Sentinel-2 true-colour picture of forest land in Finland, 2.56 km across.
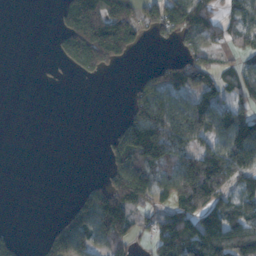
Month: November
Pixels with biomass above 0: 53%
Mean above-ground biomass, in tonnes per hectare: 83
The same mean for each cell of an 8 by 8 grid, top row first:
0 1 188 176 75 156 111 85
0 3 176 173 18 25 89 56
0 4 14 2 52 115 77 89
0 0 0 0 139 175 165 111
0 0 0 62 262 172 105 191
0 0 2 91 157 153 237 110
0 0 66 181 71 111 141 87
26 47 114 125 29 163 164 151
